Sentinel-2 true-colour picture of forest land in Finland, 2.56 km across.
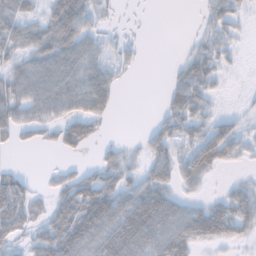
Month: November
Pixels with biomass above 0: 63%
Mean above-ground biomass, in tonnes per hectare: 36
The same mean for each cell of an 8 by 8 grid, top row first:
46 39 56 7 0 0 25 20
39 56 46 16 4 1 32 11
41 58 54 33 0 24 38 1
49 48 51 19 0 49 29 9
17 18 48 14 21 42 59 35
33 11 36 37 38 44 23 6
71 39 81 70 81 50 37 52
30 57 73 71 75 65 39 22
